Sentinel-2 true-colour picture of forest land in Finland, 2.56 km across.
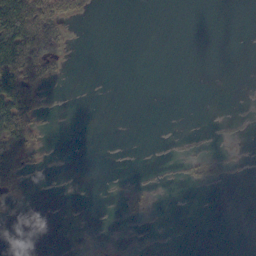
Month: October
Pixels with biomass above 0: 14%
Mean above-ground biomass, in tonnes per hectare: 13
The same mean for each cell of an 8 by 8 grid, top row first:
118 74 14 0 0 0 0 0
129 56 0 0 0 0 0 0
131 25 0 0 0 0 0 0
112 8 0 0 0 0 0 0
96 5 0 0 0 0 0 0
61 2 0 1 1 1 4 0
5 0 0 0 6 0 0 0
0 0 1 3 2 0 0 0
